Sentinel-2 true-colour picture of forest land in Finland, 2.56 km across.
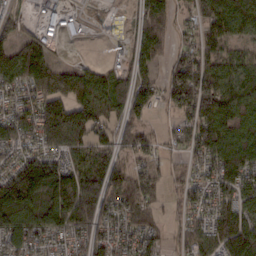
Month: February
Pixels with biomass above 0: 81%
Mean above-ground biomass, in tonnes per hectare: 98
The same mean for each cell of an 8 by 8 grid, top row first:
27 32 21 8 66 47 90 88
98 83 3 15 87 46 82 42
104 226 151 119 99 124 122 95
87 164 148 102 89 76 160 121
97 104 116 79 78 52 124 139
140 182 144 116 95 36 57 133
208 172 204 89 112 31 74 116
110 61 75 83 84 33 108 196
